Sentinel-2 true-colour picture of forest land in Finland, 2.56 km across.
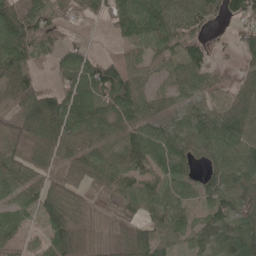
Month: May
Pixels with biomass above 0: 84%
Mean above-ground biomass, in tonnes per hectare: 64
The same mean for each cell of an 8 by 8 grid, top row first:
114 64 29 49 94 77 65 67
103 45 33 7 63 70 41 45
79 11 80 110 53 54 41 33
74 129 92 71 73 52 57 71
75 74 72 59 92 71 72 76
66 52 50 62 66 61 56 82
46 75 40 36 53 61 58 83
52 69 75 29 70 48 77 96
